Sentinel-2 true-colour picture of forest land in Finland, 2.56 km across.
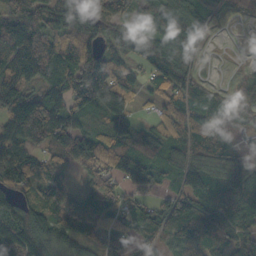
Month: October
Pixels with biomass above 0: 87%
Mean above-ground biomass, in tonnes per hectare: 78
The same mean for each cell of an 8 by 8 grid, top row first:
101 85 115 89 80 107 65 32
119 110 94 54 76 127 18 3
119 81 118 130 50 113 23 30
139 109 80 132 10 79 66 50
93 82 109 91 70 86 17 9
99 64 41 62 72 77 65 46
83 67 53 57 49 93 92 107
132 114 66 64 67 79 108 82
